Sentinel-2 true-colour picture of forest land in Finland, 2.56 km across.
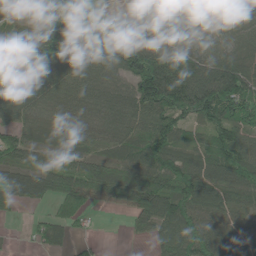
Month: May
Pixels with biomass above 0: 86%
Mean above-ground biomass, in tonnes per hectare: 90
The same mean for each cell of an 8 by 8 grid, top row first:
78 97 80 70 49 37 64 69
85 137 70 156 143 87 89 65
162 96 89 72 178 144 126 127
68 52 70 73 113 143 152 138
89 55 66 52 102 81 77 89
68 96 112 103 123 144 106 100
48 34 84 44 145 140 100 64
3 66 23 0 23 119 118 95
